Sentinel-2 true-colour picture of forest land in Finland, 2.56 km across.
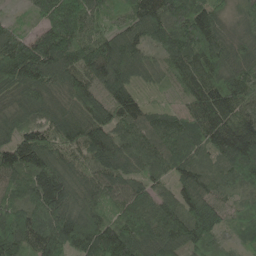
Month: May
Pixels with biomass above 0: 98%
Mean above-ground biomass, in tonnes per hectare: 110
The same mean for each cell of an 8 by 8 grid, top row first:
19 97 118 57 142 138 117 63
132 151 138 139 75 136 171 81
135 116 111 141 51 58 138 129
77 84 110 102 86 52 161 119
130 96 94 131 113 115 113 188
101 149 73 103 78 86 76 106
109 157 124 78 119 106 160 42
128 125 178 152 132 110 103 43
